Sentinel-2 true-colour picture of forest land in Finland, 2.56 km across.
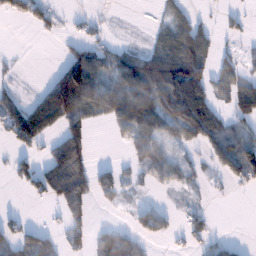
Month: January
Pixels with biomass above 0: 50%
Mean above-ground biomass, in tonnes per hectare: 52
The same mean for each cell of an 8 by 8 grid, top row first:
33 29 12 4 1 43 8 19
1 0 49 34 27 110 63 16
14 32 215 77 115 134 73 67
72 122 98 76 96 149 106 66
44 32 98 6 63 50 84 81
40 98 96 49 27 41 19 75
6 11 71 11 36 15 18 0
56 44 33 62 36 15 35 6
